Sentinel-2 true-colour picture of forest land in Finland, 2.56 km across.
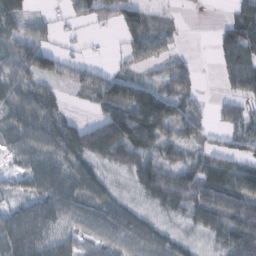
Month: February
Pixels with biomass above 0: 77%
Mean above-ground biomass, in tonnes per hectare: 49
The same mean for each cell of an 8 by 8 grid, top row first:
51 13 25 42 41 14 2 42
40 44 8 4 58 17 2 95
53 43 50 66 36 67 0 69
51 49 6 58 118 55 19 57
46 58 83 108 54 48 28 41
26 77 72 26 77 69 70 78
35 60 55 58 26 43 76 77
73 53 37 51 69 37 28 80
